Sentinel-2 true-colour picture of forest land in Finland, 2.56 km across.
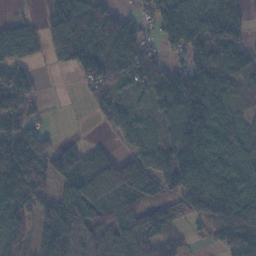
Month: November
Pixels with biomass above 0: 81%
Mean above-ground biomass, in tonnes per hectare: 98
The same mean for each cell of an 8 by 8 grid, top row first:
18 55 179 104 39 144 146 87
111 69 178 136 86 71 149 109
96 2 45 85 85 90 130 79
90 13 2 68 35 115 147 57
161 73 43 28 66 123 90 101
180 100 128 159 170 108 89 87
103 80 165 95 107 102 113 117
102 128 175 134 110 54 32 137
